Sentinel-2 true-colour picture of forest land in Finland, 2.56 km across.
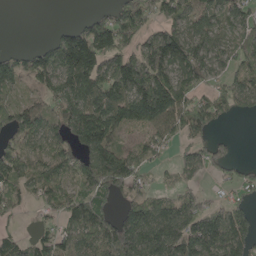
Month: May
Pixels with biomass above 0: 72%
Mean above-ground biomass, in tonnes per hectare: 112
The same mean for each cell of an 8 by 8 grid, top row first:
0 0 17 84 112 92 82 82
16 77 247 164 136 213 126 84
112 121 222 184 239 161 94 85
106 72 163 202 204 151 130 66
93 103 133 131 73 58 77 11
106 86 137 204 46 68 60 52
47 41 119 63 115 128 93 87
62 57 99 167 180 200 222 180
